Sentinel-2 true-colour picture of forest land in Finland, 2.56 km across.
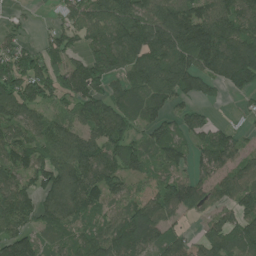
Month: July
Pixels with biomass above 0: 84%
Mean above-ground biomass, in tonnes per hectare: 107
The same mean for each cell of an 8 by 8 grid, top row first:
18 13 105 161 144 140 139 130
85 76 69 158 148 165 176 155
149 116 131 87 116 137 99 140
126 72 88 117 96 58 31 27
123 107 124 110 75 99 99 62
98 119 132 109 85 77 88 115
131 106 107 74 132 117 67 118
142 50 78 148 154 89 112 115
